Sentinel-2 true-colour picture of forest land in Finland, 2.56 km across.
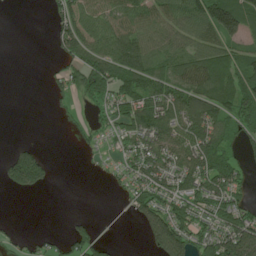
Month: June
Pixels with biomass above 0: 60%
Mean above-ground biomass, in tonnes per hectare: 61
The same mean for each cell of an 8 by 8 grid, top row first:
0 24 79 65 82 88 124 136
0 9 97 108 94 69 78 57
0 20 64 110 100 88 120 93
0 7 10 47 105 87 101 83
26 2 11 21 77 93 96 52
136 55 0 17 72 86 104 52
0 0 0 0 89 71 68 59
20 22 65 11 38 156 72 160
